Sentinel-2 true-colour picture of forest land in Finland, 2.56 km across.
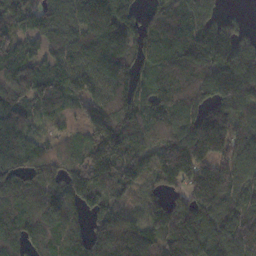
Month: November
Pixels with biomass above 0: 91%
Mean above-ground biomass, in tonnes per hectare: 120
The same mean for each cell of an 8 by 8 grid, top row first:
87 85 120 189 86 100 106 26
90 84 123 156 116 91 165 148
132 119 115 153 70 89 114 152
103 76 57 162 115 126 146 107
136 77 85 220 110 160 187 112
117 121 205 211 89 154 191 123
114 119 99 115 60 103 155 102
134 98 85 149 116 120 134 94
